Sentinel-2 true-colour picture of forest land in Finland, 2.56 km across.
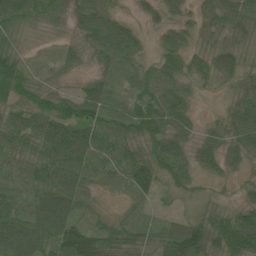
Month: June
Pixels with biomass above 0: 91%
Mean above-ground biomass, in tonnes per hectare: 60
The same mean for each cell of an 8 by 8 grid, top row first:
79 44 65 56 24 38 48 73
37 14 46 97 32 67 44 53
101 30 25 47 64 65 35 46
59 93 86 59 83 79 8 67
57 82 101 73 65 72 55 70
45 76 70 54 87 75 35 29
52 94 48 17 33 22 36 47
95 79 93 70 57 96 73 101
